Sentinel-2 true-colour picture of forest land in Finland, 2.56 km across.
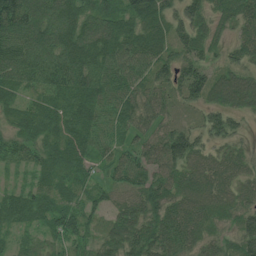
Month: July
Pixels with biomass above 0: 96%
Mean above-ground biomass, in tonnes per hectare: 75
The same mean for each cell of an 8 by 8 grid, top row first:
137 94 87 87 113 68 70 80
74 106 123 101 90 60 63 51
71 90 109 91 73 76 85 73
58 79 92 68 78 44 62 55
67 70 81 54 60 110 58 35
22 64 58 45 75 78 82 61
76 73 68 57 94 77 79 70
36 41 59 82 106 100 62 73
